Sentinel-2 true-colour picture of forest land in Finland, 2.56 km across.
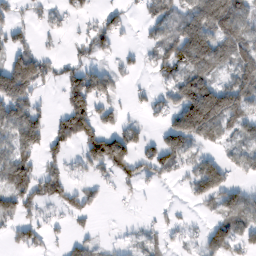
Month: February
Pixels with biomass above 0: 56%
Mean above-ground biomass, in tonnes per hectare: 55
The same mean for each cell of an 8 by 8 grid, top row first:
34 27 23 37 25 65 139 92
52 14 33 33 24 94 120 99
176 51 81 42 3 52 66 82
104 27 113 33 21 82 192 79
75 58 67 99 34 74 41 40
86 68 21 34 39 27 101 22
78 32 44 2 3 9 28 73
34 24 25 5 27 12 61 57
